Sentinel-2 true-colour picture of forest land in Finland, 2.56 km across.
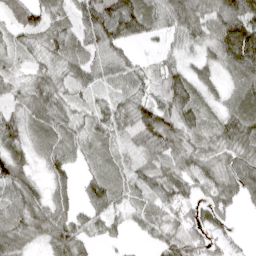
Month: April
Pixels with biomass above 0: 87%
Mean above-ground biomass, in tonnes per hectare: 60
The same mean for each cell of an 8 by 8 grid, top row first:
46 46 62 112 97 79 76 129
36 47 60 70 12 29 49 179
34 55 55 47 39 69 39 78
39 69 36 60 78 82 39 89
61 43 48 39 72 67 42 81
83 46 35 47 56 70 67 73
78 85 59 66 49 56 59 22
75 66 80 35 22 70 53 13
